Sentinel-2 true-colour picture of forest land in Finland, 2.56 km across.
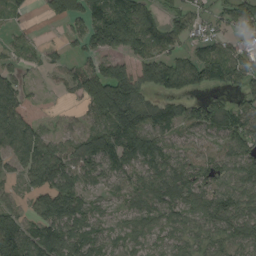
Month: August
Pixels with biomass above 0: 82%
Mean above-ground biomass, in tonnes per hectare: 91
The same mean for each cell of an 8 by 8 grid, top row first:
29 35 94 181 109 74 48 112
53 29 55 88 112 69 88 66
71 13 125 156 94 121 97 74
172 60 39 177 125 85 115 78
134 89 90 130 126 70 68 97
42 146 89 86 90 119 89 103
64 122 101 49 80 96 97 103
168 136 106 48 53 57 79 79
